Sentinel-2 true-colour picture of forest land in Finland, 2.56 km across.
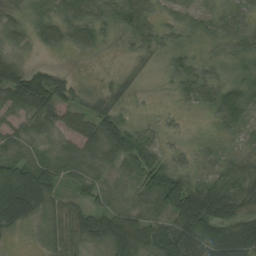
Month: August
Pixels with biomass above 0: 78%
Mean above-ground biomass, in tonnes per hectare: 40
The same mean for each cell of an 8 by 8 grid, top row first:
18 27 53 34 49 22 25 31
21 22 30 4 22 20 11 31
83 66 10 6 2 25 38 26
38 57 41 36 2 9 17 55
37 17 57 89 50 8 11 15
65 53 46 27 68 62 27 57
78 45 44 51 41 89 75 31
6 28 43 74 58 97 76 84
